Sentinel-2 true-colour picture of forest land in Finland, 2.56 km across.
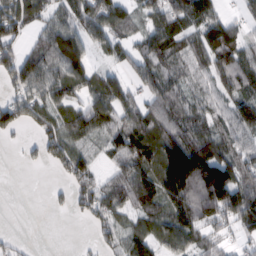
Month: February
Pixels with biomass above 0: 75%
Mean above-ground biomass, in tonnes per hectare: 82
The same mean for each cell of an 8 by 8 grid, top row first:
83 60 94 104 56 98 100 28
71 102 107 61 77 89 125 109
86 100 81 70 88 58 66 122
84 77 78 99 94 83 67 111
14 80 54 77 123 142 142 72
0 5 95 58 120 184 169 123
0 13 50 80 97 111 150 167
19 0 3 54 94 96 68 34
